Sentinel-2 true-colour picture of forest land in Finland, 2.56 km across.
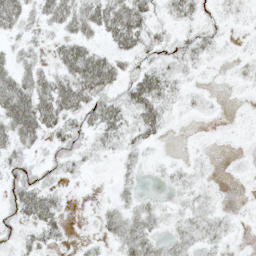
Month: May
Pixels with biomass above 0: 63%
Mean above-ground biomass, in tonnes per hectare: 22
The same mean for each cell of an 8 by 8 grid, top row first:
39 31 44 53 36 25 9 8
17 16 41 27 30 19 19 3
45 37 62 37 42 20 2 8
72 52 36 40 47 10 6 1
33 17 19 21 19 0 2 1
21 13 9 7 6 12 5 3
31 44 1 18 23 9 16 3
13 23 5 18 40 22 20 3
